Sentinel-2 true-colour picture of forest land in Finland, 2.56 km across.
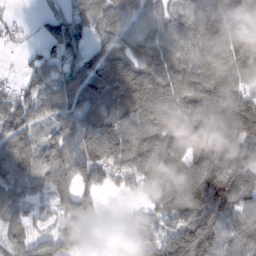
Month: February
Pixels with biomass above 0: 89%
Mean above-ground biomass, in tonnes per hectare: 102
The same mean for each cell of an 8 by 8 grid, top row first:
15 35 65 94 81 68 149 128
13 38 71 92 95 83 98 102
21 83 111 178 162 115 140 96
98 87 125 173 172 113 140 138
109 95 121 134 128 88 124 112
109 114 135 81 111 150 177 111
82 44 138 5 43 121 170 85
69 62 116 44 92 130 159 104
